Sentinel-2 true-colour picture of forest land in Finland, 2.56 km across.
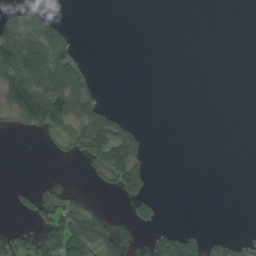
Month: September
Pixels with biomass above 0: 26%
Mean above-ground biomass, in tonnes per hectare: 31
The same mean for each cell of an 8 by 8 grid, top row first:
23 35 0 0 0 0 0 0
138 137 32 0 0 0 0 0
102 106 71 0 0 0 0 0
67 100 83 39 0 0 0 0
0 13 72 130 36 0 0 0
0 0 5 75 73 0 0 0
26 58 53 3 61 0 0 0
41 120 86 57 21 76 37 24
